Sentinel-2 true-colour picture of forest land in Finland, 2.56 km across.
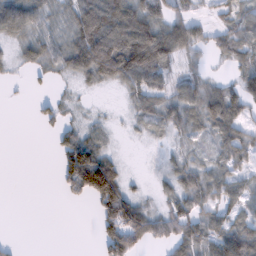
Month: February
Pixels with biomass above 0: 65%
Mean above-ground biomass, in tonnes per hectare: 46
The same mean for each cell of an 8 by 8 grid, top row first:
91 41 82 122 103 50 18 41
23 48 97 129 169 80 35 55
5 14 26 54 69 34 29 44
0 24 7 3 37 54 57 56
0 3 86 10 4 20 20 57
0 0 142 116 6 50 54 37
0 0 3 114 50 47 42 38
5 0 0 79 57 68 68 101
